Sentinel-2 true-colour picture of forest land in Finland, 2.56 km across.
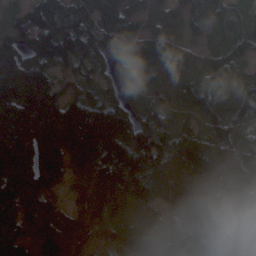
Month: April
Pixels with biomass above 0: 94%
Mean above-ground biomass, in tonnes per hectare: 133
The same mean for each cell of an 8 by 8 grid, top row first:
77 174 153 147 129 94 116 66
116 190 153 80 141 134 57 119
176 122 103 71 67 73 87 75
206 215 198 176 90 68 131 112
249 216 247 201 159 141 124 120
213 155 93 155 221 160 146 102
184 141 90 104 111 157 107 80
127 147 129 76 85 127 113 94
